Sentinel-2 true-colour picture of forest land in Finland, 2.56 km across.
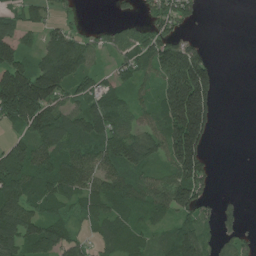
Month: July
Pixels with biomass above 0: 71%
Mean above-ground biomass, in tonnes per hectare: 84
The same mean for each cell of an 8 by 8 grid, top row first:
58 38 7 11 29 102 1 0
95 103 105 55 92 111 37 0
178 173 91 44 48 213 141 0
155 134 95 130 49 219 148 0
75 98 86 119 102 210 73 0
119 98 117 98 74 139 73 0
113 69 57 79 77 118 36 25
103 114 50 83 57 115 65 52
